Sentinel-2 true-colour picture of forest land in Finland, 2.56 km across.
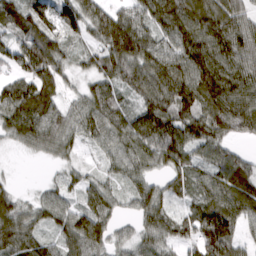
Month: March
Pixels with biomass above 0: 91%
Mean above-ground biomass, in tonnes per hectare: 86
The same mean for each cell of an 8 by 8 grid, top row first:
79 78 121 96 78 120 112 89
82 118 39 133 110 94 121 112
74 100 39 88 110 130 135 115
136 100 74 112 104 122 116 129
43 74 47 71 113 134 97 34
9 8 41 42 62 69 69 100
84 69 60 62 74 42 104 101
103 46 118 55 61 71 132 64
